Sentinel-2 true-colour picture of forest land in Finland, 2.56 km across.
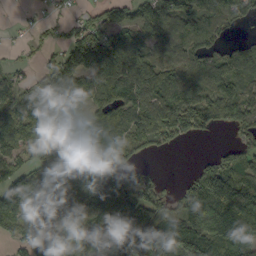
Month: September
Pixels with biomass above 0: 79%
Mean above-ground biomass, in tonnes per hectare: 105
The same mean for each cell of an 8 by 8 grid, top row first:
5 23 40 98 105 121 104 87
12 34 151 142 108 104 106 48
55 141 138 158 185 98 106 82
124 129 74 126 132 192 127 125
102 139 111 105 70 45 9 75
117 108 153 141 60 7 132 144
122 143 149 145 143 94 119 181
52 149 108 71 161 122 100 82
